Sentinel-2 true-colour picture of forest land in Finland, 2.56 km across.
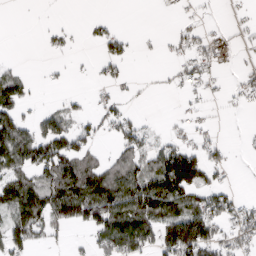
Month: March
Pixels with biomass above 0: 45%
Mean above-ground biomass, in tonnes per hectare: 46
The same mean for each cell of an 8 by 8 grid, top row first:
0 2 1 9 0 7 6 8
0 13 4 39 4 23 50 20
51 5 3 28 3 20 33 18
58 34 23 39 7 6 8 6
106 107 63 22 54 52 40 2
55 67 95 88 100 164 57 1
86 107 136 135 120 77 82 50
65 26 7 90 86 148 102 45
